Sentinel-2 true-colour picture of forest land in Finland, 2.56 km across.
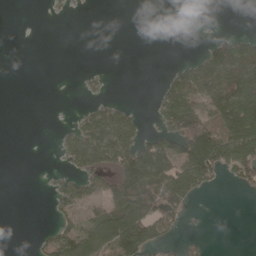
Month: April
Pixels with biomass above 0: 36%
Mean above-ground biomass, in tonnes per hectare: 41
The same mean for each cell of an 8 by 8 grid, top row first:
0 4 0 0 0 0 0 0
0 0 0 0 0 0 32 79
0 0 4 1 0 62 103 137
0 0 16 55 8 117 66 122
0 0 77 103 69 67 150 119
0 7 51 73 140 134 82 64
0 8 55 72 124 74 3 0
0 30 86 110 112 22 9 0
